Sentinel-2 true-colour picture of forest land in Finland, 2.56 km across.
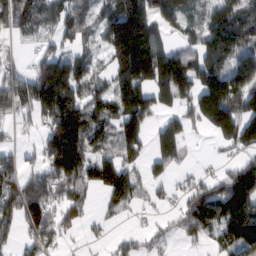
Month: February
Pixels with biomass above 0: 71%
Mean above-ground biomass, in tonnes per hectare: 119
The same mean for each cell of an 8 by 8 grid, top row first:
108 130 81 135 206 119 107 160
18 49 58 139 251 84 149 128
123 253 159 101 186 245 151 184
87 175 193 136 165 91 192 158
37 127 207 98 99 145 10 129
104 149 158 149 67 39 53 166
130 139 95 47 38 49 170 184
58 104 24 36 41 38 61 171
